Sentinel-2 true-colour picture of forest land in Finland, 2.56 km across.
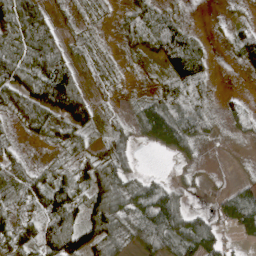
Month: April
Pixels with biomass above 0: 81%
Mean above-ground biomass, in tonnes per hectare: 51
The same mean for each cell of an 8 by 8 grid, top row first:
81 38 17 13 54 29 3 8
54 74 21 8 34 98 23 57
81 134 37 16 5 72 41 3
47 95 130 9 63 100 48 23
17 15 35 37 22 86 16 5
45 45 44 77 28 8 5 5
31 89 77 109 124 96 23 119
53 89 101 66 67 88 91 25
